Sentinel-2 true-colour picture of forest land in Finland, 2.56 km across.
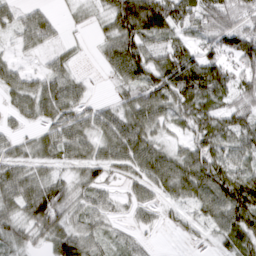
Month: March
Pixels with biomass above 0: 83%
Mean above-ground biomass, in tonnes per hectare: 60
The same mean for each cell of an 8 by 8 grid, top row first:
38 29 14 81 147 91 82 72
22 27 10 59 79 72 48 103
48 54 26 23 80 127 137 68
36 58 48 42 84 67 76 68
37 61 61 67 69 27 80 59
70 47 41 31 59 85 104 81
60 126 46 29 34 26 67 110
46 59 75 33 17 4 17 70
